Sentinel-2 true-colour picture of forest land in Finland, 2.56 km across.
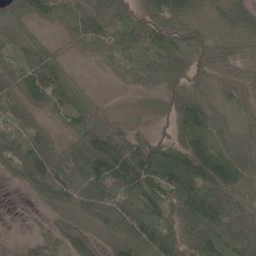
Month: May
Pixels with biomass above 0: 89%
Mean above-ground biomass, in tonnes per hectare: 66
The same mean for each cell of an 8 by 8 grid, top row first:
30 44 68 62 67 68 24 48
42 29 22 66 85 82 58 23
45 106 16 10 29 44 42 37
38 46 69 17 13 74 92 31
65 49 76 139 96 69 84 79
39 119 114 109 124 141 140 96
3 35 58 63 90 90 114 92
16 70 93 48 83 87 101 95
